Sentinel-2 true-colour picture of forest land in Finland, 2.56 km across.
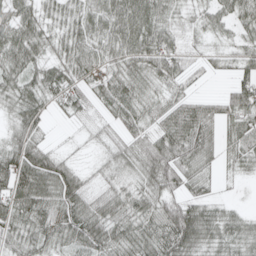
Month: May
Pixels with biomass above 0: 88%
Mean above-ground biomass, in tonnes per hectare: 50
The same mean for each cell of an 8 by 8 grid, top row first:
52 37 50 67 62 34 40 53
68 39 59 59 75 49 20 35
53 58 48 34 44 44 10 46
43 33 37 22 34 63 51 57
52 23 11 34 38 76 51 56
93 91 44 25 43 63 29 23
68 60 68 50 52 71 44 13
57 56 70 68 62 98 58 53
